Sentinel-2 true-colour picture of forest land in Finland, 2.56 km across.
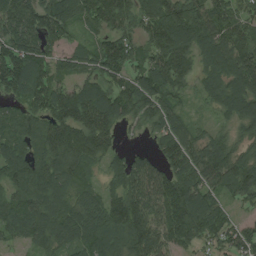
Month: August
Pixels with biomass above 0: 91%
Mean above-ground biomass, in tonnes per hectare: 113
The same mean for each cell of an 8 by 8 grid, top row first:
124 114 108 159 115 144 133 97
115 90 57 120 86 177 128 142
137 114 78 97 114 118 87 122
79 129 187 158 110 77 33 123
123 147 161 83 19 121 92 71
125 153 102 79 133 121 112 145
107 142 102 123 139 174 119 44
56 103 99 134 148 116 83 91
